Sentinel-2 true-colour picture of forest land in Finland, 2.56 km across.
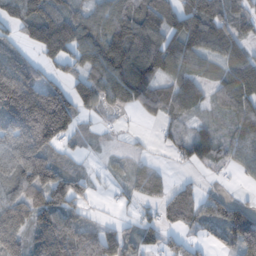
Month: November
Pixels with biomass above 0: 77%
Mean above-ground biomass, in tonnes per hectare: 90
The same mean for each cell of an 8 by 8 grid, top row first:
111 140 87 106 128 132 174 114
83 148 116 158 165 125 103 95
173 66 76 120 117 96 69 133
196 252 78 24 43 66 33 79
106 129 33 9 9 57 104 84
98 119 44 25 73 12 9 27
125 139 52 8 30 68 60 71
109 126 126 80 70 37 25 106
